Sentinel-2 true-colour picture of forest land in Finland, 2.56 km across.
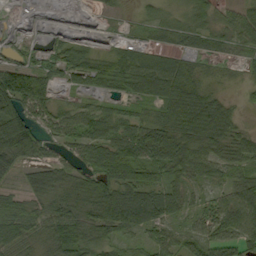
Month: September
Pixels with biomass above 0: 81%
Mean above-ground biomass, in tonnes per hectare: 52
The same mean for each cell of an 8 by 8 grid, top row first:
3 9 15 7 13 15 34 41
22 31 37 30 51 34 32 25
91 51 33 63 99 104 15 9
81 51 45 36 25 87 107 22
122 42 60 82 99 85 65 51
35 67 46 90 66 48 49 41
47 42 47 109 116 58 41 86
71 45 69 40 29 40 58 61
